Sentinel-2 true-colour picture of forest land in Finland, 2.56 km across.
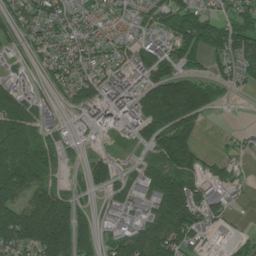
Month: July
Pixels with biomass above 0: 75%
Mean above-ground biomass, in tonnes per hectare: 97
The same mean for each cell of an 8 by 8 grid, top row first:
72 86 60 42 58 101 78 88
44 65 68 54 128 121 110 159
80 43 85 101 118 172 86 61
122 43 49 101 199 275 70 1
113 66 20 11 68 198 6 35
153 82 35 87 88 141 68 27
144 281 88 66 72 172 109 13
170 281 190 98 150 148 30 35
